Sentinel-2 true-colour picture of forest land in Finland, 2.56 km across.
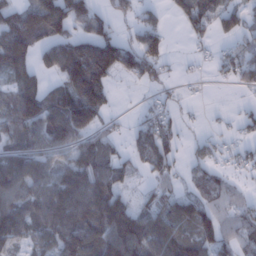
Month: January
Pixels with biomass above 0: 66%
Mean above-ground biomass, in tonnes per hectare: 62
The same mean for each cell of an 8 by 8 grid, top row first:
59 119 83 45 30 33 70 57
110 62 76 105 85 1 13 37
69 40 129 45 51 14 8 49
105 107 147 27 23 18 4 15
53 74 55 33 63 40 24 21
86 63 87 77 23 34 49 19
73 95 107 131 49 85 65 55
56 66 110 128 96 89 77 59
